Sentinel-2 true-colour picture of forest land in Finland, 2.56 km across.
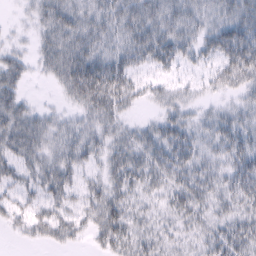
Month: February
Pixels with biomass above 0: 80%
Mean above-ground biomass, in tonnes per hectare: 29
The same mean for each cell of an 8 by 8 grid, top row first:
4 34 36 36 44 36 28 41
13 31 45 32 45 39 30 54
28 12 58 50 17 13 15 39
36 15 24 35 7 26 16 26
34 28 37 31 34 42 24 38
22 35 21 29 35 31 30 40
19 24 20 37 18 26 27 30
5 20 12 37 24 19 26 43
